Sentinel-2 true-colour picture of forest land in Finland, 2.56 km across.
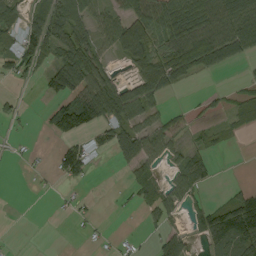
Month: September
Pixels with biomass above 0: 52%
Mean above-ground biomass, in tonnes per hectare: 48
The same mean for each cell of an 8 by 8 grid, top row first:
35 78 89 48 85 93 113 130
48 75 88 52 88 94 113 90
28 54 101 52 79 62 6 11
17 42 134 95 66 17 4 34
2 5 34 46 82 34 24 2
0 6 40 1 39 44 39 0
0 1 10 2 33 42 50 149
1 0 2 5 4 56 61 135
